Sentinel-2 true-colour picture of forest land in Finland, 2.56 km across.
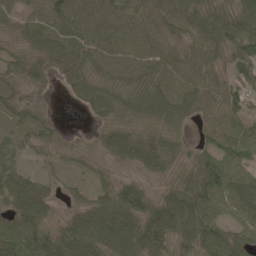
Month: May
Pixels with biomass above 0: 91%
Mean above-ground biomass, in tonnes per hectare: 59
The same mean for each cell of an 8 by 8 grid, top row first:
40 73 75 70 68 72 91 74
41 75 70 62 62 49 65 69
31 27 52 46 54 50 61 78
45 14 9 43 46 56 43 55
36 30 10 71 72 32 42 61
63 23 17 24 29 33 101 60
75 50 43 90 78 105 80 66
82 88 99 90 102 69 97 61
